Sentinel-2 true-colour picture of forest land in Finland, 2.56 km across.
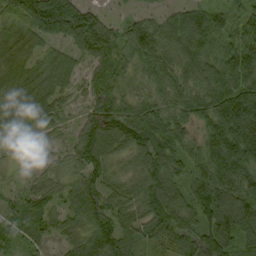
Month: September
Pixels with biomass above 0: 93%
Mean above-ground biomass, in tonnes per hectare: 91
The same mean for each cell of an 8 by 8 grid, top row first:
75 188 142 18 35 54 96 65
92 44 99 115 102 97 91 149
74 69 40 109 54 80 96 141
61 74 37 145 84 74 113 212
30 27 89 111 119 93 113 197
13 45 68 55 99 80 163 136
52 61 97 90 90 100 140 146
52 51 73 115 79 100 126 97
